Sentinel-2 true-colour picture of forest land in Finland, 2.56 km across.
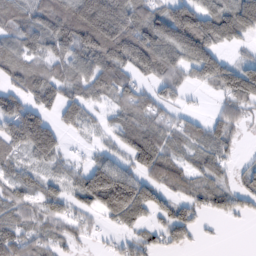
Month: February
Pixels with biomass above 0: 77%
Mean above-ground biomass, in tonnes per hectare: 81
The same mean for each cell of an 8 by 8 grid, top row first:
66 93 146 156 97 147 124 173
76 79 117 152 158 162 140 39
68 90 81 98 45 65 71 107
133 64 79 41 64 30 17 59
89 140 9 32 119 55 83 22
58 58 73 179 96 74 68 45
72 60 50 157 101 64 60 48
82 60 26 20 52 57 5 0
